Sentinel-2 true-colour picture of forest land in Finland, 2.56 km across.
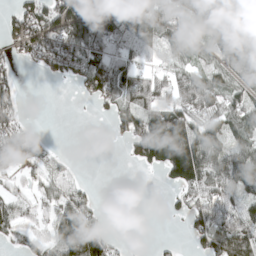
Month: April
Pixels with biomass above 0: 65%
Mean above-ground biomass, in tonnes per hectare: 75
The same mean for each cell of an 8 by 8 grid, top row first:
63 125 235 176 100 58 84 122
41 88 130 106 105 56 63 130
34 19 70 144 97 65 84 79
41 0 1 59 116 116 64 77
82 23 0 11 175 243 122 63
37 47 13 0 5 120 102 94
48 46 98 1 0 28 95 75
33 61 229 36 0 7 86 99
